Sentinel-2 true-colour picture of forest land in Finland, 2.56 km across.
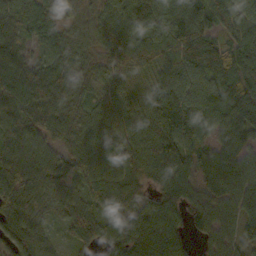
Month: October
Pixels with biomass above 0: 94%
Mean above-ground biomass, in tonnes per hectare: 90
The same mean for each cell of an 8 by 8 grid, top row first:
70 93 69 89 88 106 97 103
65 57 66 109 102 114 97 104
90 114 75 77 70 113 113 102
85 99 68 75 99 135 121 132
84 73 82 97 104 139 71 84
99 99 92 111 62 95 72 98
111 57 80 103 69 78 87 107
106 50 80 76 107 78 56 78
